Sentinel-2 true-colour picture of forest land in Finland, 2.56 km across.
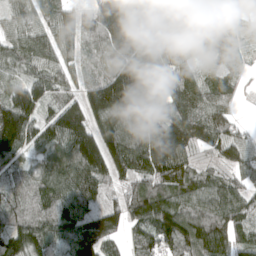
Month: April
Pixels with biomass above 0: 94%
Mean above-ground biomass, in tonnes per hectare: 110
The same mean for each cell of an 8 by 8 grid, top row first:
81 87 94 203 129 46 83 60
75 110 82 130 123 73 57 33
63 112 77 180 177 123 88 35
175 77 140 164 97 135 140 22
160 106 167 154 143 160 99 92
68 113 161 131 119 133 66 74
79 109 126 82 127 128 112 106
124 130 167 75 84 140 166 91
